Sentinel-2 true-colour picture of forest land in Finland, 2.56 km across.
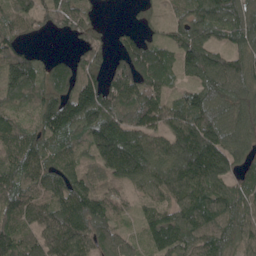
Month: May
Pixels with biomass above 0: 89%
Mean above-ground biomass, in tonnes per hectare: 99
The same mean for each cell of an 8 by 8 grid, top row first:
98 72 85 1 23 47 133 140
79 7 50 41 93 93 112 94
134 91 101 95 127 57 114 126
65 122 148 117 122 101 119 82
113 98 75 179 125 137 153 87
114 116 80 81 108 128 153 68
105 108 142 104 44 100 134 105
111 116 110 99 56 110 96 85
